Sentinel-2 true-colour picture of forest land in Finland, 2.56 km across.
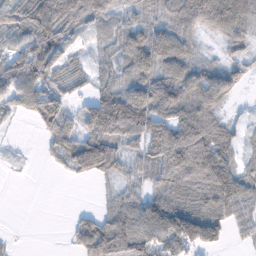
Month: February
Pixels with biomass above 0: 76%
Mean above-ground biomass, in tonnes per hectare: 69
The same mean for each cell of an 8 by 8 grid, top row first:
83 111 71 52 42 83 125 101
56 99 17 46 121 79 13 38
81 76 37 58 92 91 86 35
38 108 67 142 114 95 89 6
3 48 101 94 74 135 130 33
2 3 34 47 47 107 139 73
0 0 11 57 81 108 99 78
5 0 60 146 94 119 106 15
